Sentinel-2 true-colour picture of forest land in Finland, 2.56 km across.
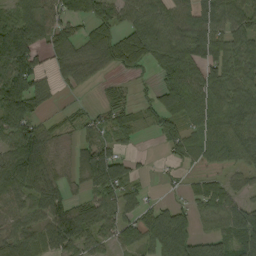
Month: September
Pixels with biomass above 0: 78%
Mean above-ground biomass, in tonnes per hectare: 73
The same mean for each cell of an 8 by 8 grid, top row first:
57 75 49 65 86 91 93 81
97 60 70 97 106 108 116 80
119 43 51 17 14 107 86 87
112 27 19 47 41 90 90 106
100 62 46 58 4 71 86 99
121 91 60 145 16 14 38 44
59 94 50 62 42 54 69 80
87 76 76 57 82 176 84 106
